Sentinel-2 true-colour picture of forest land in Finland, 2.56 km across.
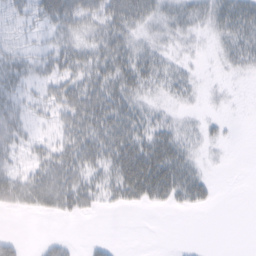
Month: February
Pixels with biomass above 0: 58%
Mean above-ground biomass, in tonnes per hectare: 20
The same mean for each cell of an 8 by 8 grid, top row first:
16 33 36 37 30 22 20 36
17 18 23 31 18 9 4 27
23 17 27 36 29 21 2 4
21 12 41 42 22 9 4 1
22 15 38 42 42 34 9 1
25 36 33 32 64 44 11 0
16 22 20 9 10 11 7 0
11 7 2 4 0 0 0 0
